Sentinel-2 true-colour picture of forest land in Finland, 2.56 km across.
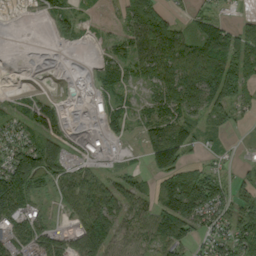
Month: September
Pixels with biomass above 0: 68%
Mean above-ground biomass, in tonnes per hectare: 62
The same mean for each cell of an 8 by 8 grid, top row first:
0 10 16 8 114 29 45 21
0 1 4 28 82 85 103 93
0 0 5 62 36 86 137 142
38 65 1 64 37 91 88 49
93 69 18 23 43 102 17 13
182 90 62 42 43 118 100 37
142 17 81 89 66 143 133 61
88 69 103 90 63 109 48 99
